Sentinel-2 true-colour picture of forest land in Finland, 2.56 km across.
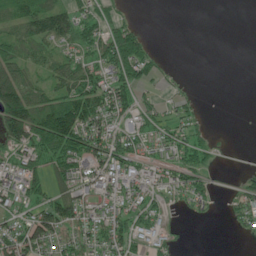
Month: June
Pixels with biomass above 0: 60%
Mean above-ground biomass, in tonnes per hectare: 47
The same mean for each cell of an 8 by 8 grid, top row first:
70 103 54 33 0 0 0 0
56 43 59 111 62 0 0 0
90 40 90 67 47 8 0 0
143 104 117 69 38 26 5 0
62 121 80 79 47 52 34 1
57 66 79 73 48 48 35 12
39 67 59 54 55 14 17 37
68 61 35 64 58 25 0 3
